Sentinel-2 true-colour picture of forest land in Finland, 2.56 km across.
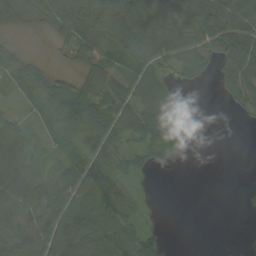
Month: August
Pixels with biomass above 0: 73%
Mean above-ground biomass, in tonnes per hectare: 48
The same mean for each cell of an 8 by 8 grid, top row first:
93 60 57 81 89 92 100 99
35 8 49 59 78 78 50 92
47 48 37 48 62 27 17 74
21 55 81 66 64 41 5 20
69 30 50 61 45 45 0 0
92 40 65 68 20 0 0 1
71 68 62 80 23 0 0 4
56 65 72 77 60 2 0 5
